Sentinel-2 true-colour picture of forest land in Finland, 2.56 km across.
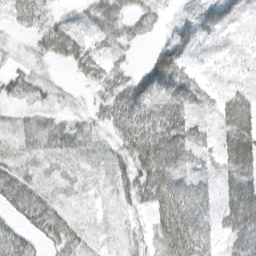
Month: March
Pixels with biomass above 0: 83%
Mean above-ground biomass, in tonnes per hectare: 37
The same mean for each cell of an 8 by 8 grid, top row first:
43 32 21 56 36 17 38 22
12 42 45 31 8 54 20 20
39 21 11 40 47 67 23 24
13 25 17 49 62 62 22 67
23 43 36 24 79 70 26 61
42 16 15 28 60 57 25 52
46 46 21 14 29 84 36 70
41 37 38 12 21 73 39 48
